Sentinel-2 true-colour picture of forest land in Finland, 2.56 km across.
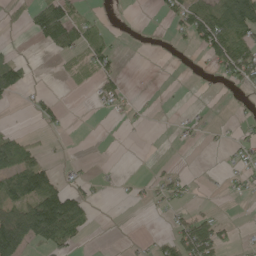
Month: May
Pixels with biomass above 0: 31%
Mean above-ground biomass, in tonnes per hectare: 28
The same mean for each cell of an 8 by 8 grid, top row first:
11 85 29 4 0 38 82 130
5 25 48 31 2 9 58 78
68 1 23 35 0 1 3 48
2 25 0 11 3 2 3 9
75 7 0 0 1 3 3 13
80 57 11 4 4 22 1 14
70 119 63 0 4 16 7 0
120 64 21 0 7 53 69 7
